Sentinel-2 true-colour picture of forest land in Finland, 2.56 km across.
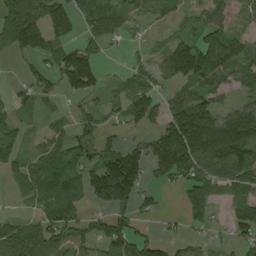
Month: August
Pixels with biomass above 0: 67%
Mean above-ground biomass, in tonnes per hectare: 79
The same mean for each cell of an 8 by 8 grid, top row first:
164 127 63 49 31 21 64 25
93 102 82 18 14 90 154 71
12 55 149 14 41 90 112 62
36 22 34 36 107 104 127 106
41 57 95 65 58 211 209 208
46 104 95 243 80 82 86 98
6 100 70 131 31 8 59 68
78 93 68 128 84 34 22 50
